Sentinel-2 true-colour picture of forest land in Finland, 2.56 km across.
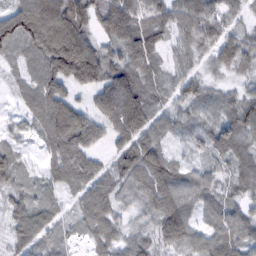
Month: February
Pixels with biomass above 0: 90%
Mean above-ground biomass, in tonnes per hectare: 64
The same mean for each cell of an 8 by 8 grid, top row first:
94 146 120 87 85 82 96 34
51 125 137 55 78 36 65 72
24 86 86 101 78 38 28 32
17 84 67 109 103 43 32 50
27 49 90 46 92 21 59 80
40 31 66 58 94 69 47 54
44 37 38 53 49 102 53 53
42 38 15 59 50 77 63 68
